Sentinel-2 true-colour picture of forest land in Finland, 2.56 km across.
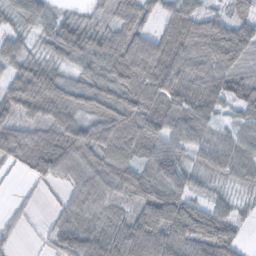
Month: October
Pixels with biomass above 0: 88%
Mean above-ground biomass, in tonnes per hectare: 65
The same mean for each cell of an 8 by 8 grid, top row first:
34 37 24 44 63 84 50 51
49 36 75 82 92 94 81 87
68 87 45 79 103 75 81 64
65 69 53 91 90 78 77 44
74 81 109 114 81 56 61 59
7 54 81 88 70 61 42 48
15 10 74 38 74 93 57 25
16 25 79 77 130 93 104 40
